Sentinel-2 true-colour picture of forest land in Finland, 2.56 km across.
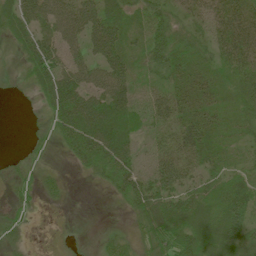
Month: June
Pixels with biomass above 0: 82%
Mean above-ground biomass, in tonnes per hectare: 38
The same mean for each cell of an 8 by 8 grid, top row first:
56 56 69 55 37 30 44 51
25 61 45 68 39 40 28 59
9 62 69 68 18 38 29 36
0 29 82 70 48 49 36 24
1 15 59 74 32 54 37 17
20 19 7 39 48 64 27 26
18 5 0 5 56 52 37 60
20 1 4 23 29 71 51 53
